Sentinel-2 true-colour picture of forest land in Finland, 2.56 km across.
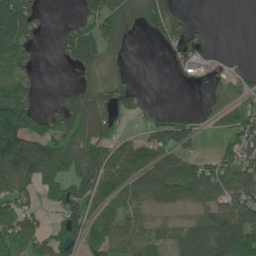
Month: June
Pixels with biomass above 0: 64%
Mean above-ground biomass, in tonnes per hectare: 75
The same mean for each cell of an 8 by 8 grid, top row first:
136 13 41 138 80 57 2 0
98 3 116 69 0 67 24 0
88 0 26 49 4 27 50 36
134 42 123 79 37 14 34 75
206 130 110 100 73 106 4 93
181 136 112 108 103 121 95 107
93 30 94 72 61 52 83 119
71 82 98 111 92 68 116 96
